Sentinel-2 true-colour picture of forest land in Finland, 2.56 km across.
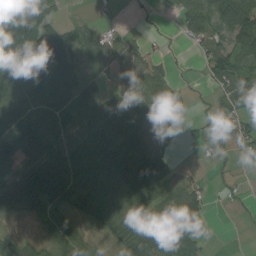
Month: August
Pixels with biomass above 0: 72%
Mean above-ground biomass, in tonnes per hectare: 52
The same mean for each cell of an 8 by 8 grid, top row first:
36 23 6 2 5 25 72 95
85 133 64 37 25 6 58 68
56 44 55 35 72 19 28 74
27 54 54 74 77 41 8 54
62 75 60 91 89 12 27 33
70 122 86 97 106 24 8 6
42 63 62 73 67 103 37 8
32 42 51 35 96 94 18 0
